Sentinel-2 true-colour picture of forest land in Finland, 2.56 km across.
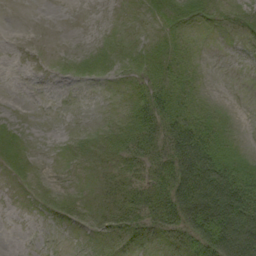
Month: September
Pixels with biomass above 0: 56%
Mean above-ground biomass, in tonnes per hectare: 22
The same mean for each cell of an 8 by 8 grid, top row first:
0 0 0 1 6 20 12 16
0 0 1 8 14 26 3 3
0 1 8 8 22 40 4 0
0 0 0 2 34 57 23 1
10 0 4 17 41 70 61 12
8 2 3 14 25 70 92 62
0 8 13 25 43 72 99 92
0 0 2 11 17 23 71 100
